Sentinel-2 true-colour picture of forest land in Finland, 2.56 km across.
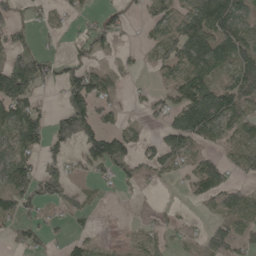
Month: May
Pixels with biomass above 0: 56%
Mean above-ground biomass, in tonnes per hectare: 55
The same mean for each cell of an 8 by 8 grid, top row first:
34 27 23 37 25 65 139 92
52 14 33 33 24 94 120 99
176 51 81 42 3 52 66 82
104 27 113 33 21 82 192 79
75 58 67 99 34 74 41 40
86 68 21 34 39 27 101 22
78 32 44 2 3 9 28 73
34 24 25 5 27 12 61 57
